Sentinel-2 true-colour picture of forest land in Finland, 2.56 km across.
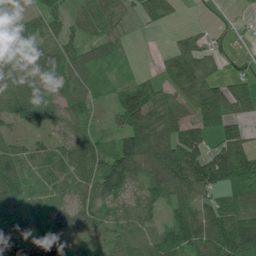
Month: July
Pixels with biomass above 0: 83%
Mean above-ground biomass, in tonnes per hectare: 70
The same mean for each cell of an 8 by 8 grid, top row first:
45 52 44 61 51 22 2 10
70 54 55 51 0 29 43 2
69 47 65 37 32 67 74 45
58 82 81 42 153 93 104 56
48 43 80 55 144 111 65 71
91 66 82 124 95 138 129 94
94 52 83 68 80 74 77 80
115 88 37 52 78 119 120 142
